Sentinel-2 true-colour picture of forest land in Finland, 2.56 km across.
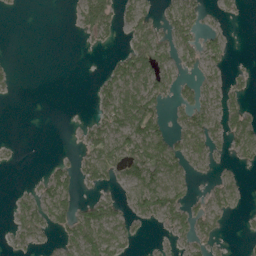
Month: May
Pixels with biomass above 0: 45%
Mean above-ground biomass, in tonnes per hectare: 41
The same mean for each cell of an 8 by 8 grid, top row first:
2 0 47 55 47 54 15 13
0 0 2 11 85 61 36 0
8 0 0 72 101 58 20 20
0 0 0 95 139 38 53 67
5 0 23 81 119 59 57 54
0 36 47 38 100 60 15 15
28 73 55 54 95 97 60 27
28 17 89 79 12 29 41 6
